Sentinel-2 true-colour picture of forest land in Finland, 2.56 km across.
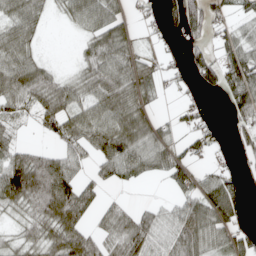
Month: April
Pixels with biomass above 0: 66%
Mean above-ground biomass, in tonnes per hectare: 55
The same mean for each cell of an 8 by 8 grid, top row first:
60 21 62 57 27 54 93 35
68 2 23 88 8 18 56 70
86 66 48 89 58 34 54 92
43 74 65 77 52 19 19 45
40 19 62 95 70 38 36 31
116 132 50 55 38 44 39 29
47 101 90 36 26 43 72 52
31 65 84 53 73 65 62 59
